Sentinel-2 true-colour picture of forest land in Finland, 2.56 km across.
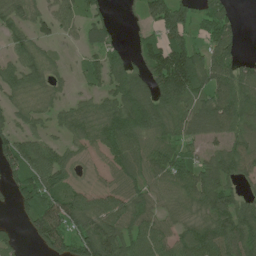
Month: June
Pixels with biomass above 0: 76%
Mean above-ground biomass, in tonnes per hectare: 67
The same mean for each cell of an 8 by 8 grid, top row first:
61 69 61 21 49 96 64 13
53 31 28 47 49 102 62 30
68 55 22 72 86 153 84 80
43 45 57 85 137 101 105 89
77 61 39 86 66 65 69 65
65 91 14 40 61 76 75 58
36 110 75 69 61 36 78 68
22 89 85 104 84 65 96 94
